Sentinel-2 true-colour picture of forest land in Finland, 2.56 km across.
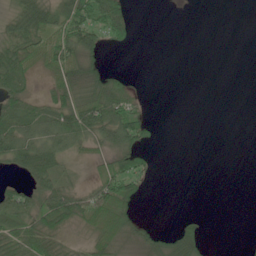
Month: June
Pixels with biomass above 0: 47%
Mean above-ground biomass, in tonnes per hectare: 25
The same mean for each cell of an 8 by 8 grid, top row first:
35 48 72 76 0 0 0 0
44 53 67 14 0 0 0 0
33 23 48 36 1 0 0 0
34 37 67 71 19 0 0 0
54 50 33 42 33 0 0 0
11 47 10 61 36 0 0 0
32 52 46 69 7 0 0 0
41 44 10 46 28 47 13 0
